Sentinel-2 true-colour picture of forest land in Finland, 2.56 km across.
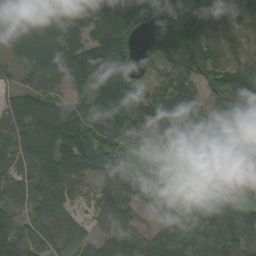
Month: August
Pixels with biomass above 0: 84%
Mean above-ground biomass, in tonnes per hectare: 88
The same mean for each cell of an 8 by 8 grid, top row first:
90 77 84 112 65 82 101 53
60 100 121 158 39 145 130 64
25 63 120 127 31 120 87 112
112 86 70 116 112 129 56 72
92 126 139 93 47 107 73 95
60 111 97 123 103 76 36 16
59 55 27 94 51 94 117 112
120 59 40 110 86 84 100 106
